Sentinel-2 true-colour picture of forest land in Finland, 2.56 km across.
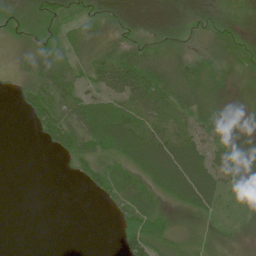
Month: June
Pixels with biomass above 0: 72%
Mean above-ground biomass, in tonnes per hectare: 29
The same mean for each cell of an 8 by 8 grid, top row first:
17 25 16 7 2 3 11 18
10 31 21 23 26 13 22 31
12 52 28 60 81 49 47 9
7 56 58 48 59 49 46 8
0 21 48 52 74 69 42 13
0 0 18 56 48 83 66 37
0 0 0 20 63 18 35 13
0 0 0 2 64 29 21 9
